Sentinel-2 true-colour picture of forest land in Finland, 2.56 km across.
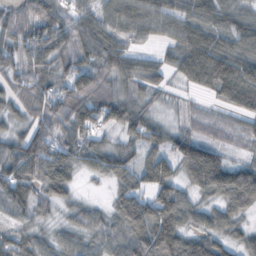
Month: October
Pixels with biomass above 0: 90%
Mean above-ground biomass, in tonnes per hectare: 63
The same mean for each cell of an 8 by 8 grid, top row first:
61 90 50 60 78 61 62 56
63 81 70 62 23 53 86 63
50 60 74 63 59 27 83 103
47 74 83 79 60 26 28 53
63 85 65 48 68 50 47 27
81 85 30 60 64 59 85 53
44 40 35 52 108 115 47 50
64 38 52 60 125 115 74 46
